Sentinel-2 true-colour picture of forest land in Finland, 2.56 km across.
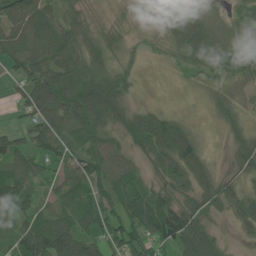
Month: June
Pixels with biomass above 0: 85%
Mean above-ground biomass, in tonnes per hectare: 70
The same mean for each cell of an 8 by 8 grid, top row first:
107 93 48 20 13 97 49 57
103 110 81 62 16 56 90 61
39 111 117 89 6 6 20 49
29 117 127 92 47 18 14 35
65 75 94 61 88 122 14 55
99 39 89 91 45 91 56 52
70 50 85 80 115 119 71 66
81 129 105 86 92 104 77 20
